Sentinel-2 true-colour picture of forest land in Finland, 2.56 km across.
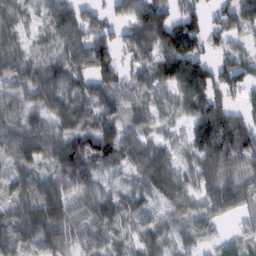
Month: February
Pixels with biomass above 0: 88%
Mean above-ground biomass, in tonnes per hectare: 64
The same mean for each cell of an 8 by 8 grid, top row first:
41 54 60 33 93 66 47 76
53 55 83 74 72 130 59 43
63 82 61 60 42 87 105 97
61 61 79 60 50 34 118 63
69 81 97 96 64 33 110 125
44 54 100 28 62 59 79 65
53 80 48 54 34 41 54 41
70 66 48 37 40 32 38 36
